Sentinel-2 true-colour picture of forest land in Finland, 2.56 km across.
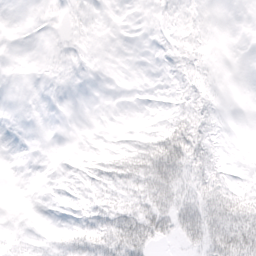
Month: March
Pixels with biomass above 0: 35%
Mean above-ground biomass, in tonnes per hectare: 7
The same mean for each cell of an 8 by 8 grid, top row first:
0 1 2 0 0 2 2 0
0 0 1 0 0 5 6 0
0 0 0 0 0 4 6 0
0 0 0 0 0 8 9 0
0 0 0 2 12 32 13 0
0 0 2 14 25 30 20 1
0 0 5 17 19 25 28 20
4 4 14 27 23 10 24 27
